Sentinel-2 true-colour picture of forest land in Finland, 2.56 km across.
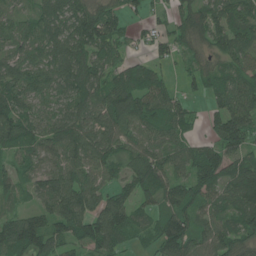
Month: June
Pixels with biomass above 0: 87%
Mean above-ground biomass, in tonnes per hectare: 81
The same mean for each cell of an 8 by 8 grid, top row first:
63 85 104 76 29 58 76 79
64 89 100 74 23 47 49 68
95 88 111 82 113 23 59 86
105 64 93 128 112 76 40 105
88 90 104 82 79 64 52 94
71 86 76 52 116 68 108 115
33 79 102 109 65 101 75 111
124 99 76 94 41 129 86 79
